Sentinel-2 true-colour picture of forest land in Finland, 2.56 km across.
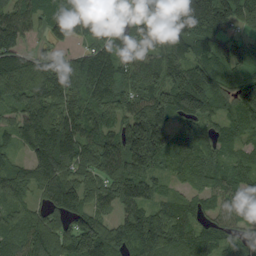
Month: September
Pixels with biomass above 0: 91%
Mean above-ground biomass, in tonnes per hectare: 100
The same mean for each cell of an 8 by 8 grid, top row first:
113 93 83 57 122 178 238 97
101 35 39 76 107 102 97 79
105 112 105 131 154 129 136 77
74 95 75 92 134 138 93 118
60 172 114 112 211 84 59 66
87 135 63 83 117 47 74 74
61 76 109 60 89 61 59 84
89 108 143 94 141 107 94 79
